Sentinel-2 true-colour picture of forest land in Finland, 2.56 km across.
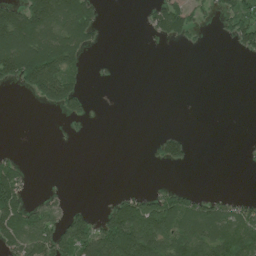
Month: July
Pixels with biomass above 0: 36%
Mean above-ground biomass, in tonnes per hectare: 49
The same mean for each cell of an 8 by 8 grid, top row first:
127 150 144 0 19 100 18 79
165 154 96 0 0 7 2 40
82 172 35 6 0 0 0 0
0 14 35 0 0 0 0 0
0 0 2 0 4 65 0 1
72 0 0 0 0 2 0 0
118 54 19 64 116 88 67 49
100 108 118 178 179 90 89 94
